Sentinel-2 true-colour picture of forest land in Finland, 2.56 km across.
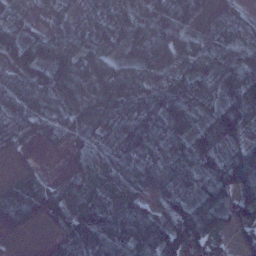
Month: January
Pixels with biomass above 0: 87%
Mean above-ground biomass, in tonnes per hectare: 62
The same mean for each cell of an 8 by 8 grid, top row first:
45 16 18 46 62 88 18 24
58 55 49 36 85 47 37 47
71 74 84 84 52 43 55 80
80 64 90 100 99 88 43 95
37 31 58 75 85 52 78 53
23 12 27 65 68 63 66 133
78 94 68 79 67 75 80 72
7 9 77 121 92 92 69 40
